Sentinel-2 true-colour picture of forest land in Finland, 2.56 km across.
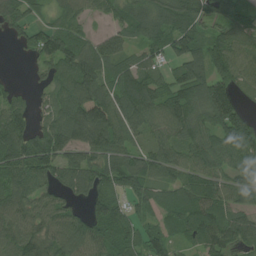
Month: July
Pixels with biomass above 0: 86%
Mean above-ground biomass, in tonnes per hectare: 89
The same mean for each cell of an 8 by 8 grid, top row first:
86 37 50 45 112 137 78 75
28 100 85 83 69 90 106 83
11 51 131 90 108 94 142 78
79 66 162 131 117 129 134 98
112 131 99 110 54 86 98 128
103 83 97 98 89 69 78 54
90 80 36 102 61 97 101 64
87 91 120 102 77 50 86 77
